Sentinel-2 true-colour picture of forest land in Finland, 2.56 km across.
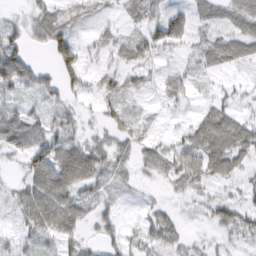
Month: February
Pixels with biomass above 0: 78%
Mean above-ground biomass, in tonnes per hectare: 37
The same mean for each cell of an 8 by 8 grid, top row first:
13 42 28 12 41 40 39 65
63 48 36 26 49 32 53 57
85 31 36 31 25 37 14 15
40 33 20 27 11 14 39 30
45 62 37 31 25 36 78 68
13 83 69 44 15 45 53 35
34 77 45 19 12 12 30 53
27 29 40 33 35 34 11 25
